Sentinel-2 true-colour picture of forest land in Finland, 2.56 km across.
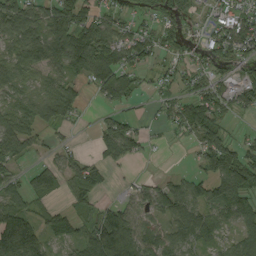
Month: September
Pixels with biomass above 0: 70%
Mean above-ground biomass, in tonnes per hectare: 49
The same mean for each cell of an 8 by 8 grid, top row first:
85 70 70 35 17 31 22 49
52 94 106 84 64 37 44 61
50 43 29 76 19 29 44 44
46 67 26 29 7 41 71 32
73 19 7 60 20 4 71 42
31 10 74 11 6 9 62 107
58 28 30 46 43 34 48 60
162 48 53 127 86 40 37 46
